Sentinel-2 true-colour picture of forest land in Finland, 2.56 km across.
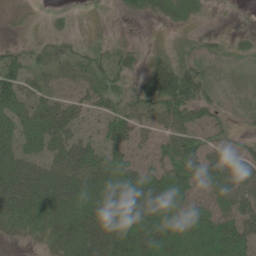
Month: June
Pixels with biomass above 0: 69%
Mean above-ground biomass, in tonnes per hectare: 40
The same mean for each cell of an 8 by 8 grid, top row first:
2 5 1 2 10 19 4 0
15 39 20 19 9 13 11 10
71 39 55 45 29 60 17 1
55 64 40 40 36 55 25 4
48 63 56 44 25 58 32 19
89 86 79 61 53 56 58 62
73 56 51 63 86 48 41 62
11 27 52 59 73 51 54 66
